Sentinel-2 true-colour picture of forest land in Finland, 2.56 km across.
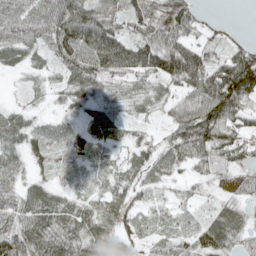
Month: May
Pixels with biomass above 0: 87%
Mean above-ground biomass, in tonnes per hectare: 56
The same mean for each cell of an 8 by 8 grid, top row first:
73 88 97 58 62 65 14 0
64 60 101 112 80 90 40 46
5 15 81 56 54 68 87 154
39 12 32 42 31 52 112 71
54 52 51 36 34 61 94 70
54 33 16 32 44 29 38 31
70 91 59 52 31 29 23 41
96 85 83 51 29 29 74 48
